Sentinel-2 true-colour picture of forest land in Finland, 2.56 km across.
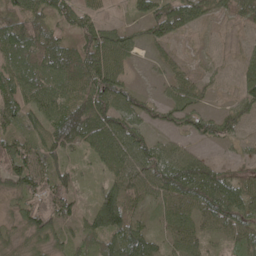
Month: May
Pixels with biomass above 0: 87%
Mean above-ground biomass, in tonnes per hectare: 67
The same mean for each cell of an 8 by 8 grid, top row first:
75 75 64 14 56 98 45 50
107 109 83 97 36 23 7 17
81 91 96 102 6 46 27 40
72 73 126 101 66 80 39 65
76 84 87 104 82 41 35 26
89 79 32 51 75 127 92 45
38 85 45 120 35 80 100 89
38 58 48 76 97 60 41 53
